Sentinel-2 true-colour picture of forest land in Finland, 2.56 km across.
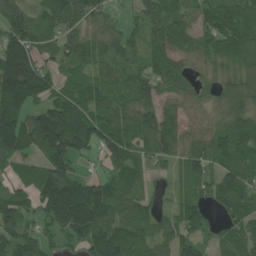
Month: June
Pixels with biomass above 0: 88%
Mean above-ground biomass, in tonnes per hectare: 113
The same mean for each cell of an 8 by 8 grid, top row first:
148 111 118 43 85 105 106 126
195 78 108 92 81 102 80 120
262 111 80 81 106 100 47 79
176 159 132 131 121 79 72 132
185 201 140 131 108 107 107 133
82 161 89 85 70 59 98 122
139 155 258 122 72 70 61 116
131 55 109 157 100 110 52 107
